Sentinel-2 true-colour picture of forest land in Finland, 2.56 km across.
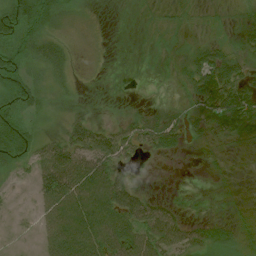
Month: July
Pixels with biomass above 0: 71%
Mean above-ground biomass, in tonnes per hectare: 33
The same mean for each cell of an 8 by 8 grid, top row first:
82 49 13 2 5 12 6 11
43 44 10 2 1 5 35 24
45 25 8 1 1 12 66 69
44 15 19 8 25 17 53 101
58 33 59 68 41 25 9 13
14 70 82 61 4 1 3 1
6 49 87 83 62 18 2 5
5 45 88 71 65 51 34 18
